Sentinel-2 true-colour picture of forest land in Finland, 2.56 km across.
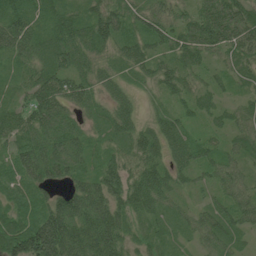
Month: June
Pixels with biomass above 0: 95%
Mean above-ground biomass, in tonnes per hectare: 56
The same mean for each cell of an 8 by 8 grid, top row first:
65 51 50 74 54 42 80 78
74 59 80 44 58 64 70 72
29 71 60 47 32 56 29 39
44 89 37 51 21 38 34 35
54 59 40 37 67 70 32 42
58 55 42 69 68 49 28 35
61 76 71 71 59 25 29 54
115 160 86 83 40 28 38 26
